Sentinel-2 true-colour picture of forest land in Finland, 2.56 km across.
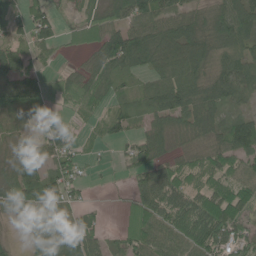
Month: June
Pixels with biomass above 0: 80%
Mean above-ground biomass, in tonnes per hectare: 61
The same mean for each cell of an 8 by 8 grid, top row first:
43 52 25 62 89 67 66 94
45 44 31 113 106 86 74 69
79 36 64 67 31 78 77 84
80 62 38 39 46 83 81 36
44 70 30 21 57 39 62 72
73 68 37 5 64 76 63 68
60 68 41 2 82 88 87 77
9 57 85 24 82 73 92 86
